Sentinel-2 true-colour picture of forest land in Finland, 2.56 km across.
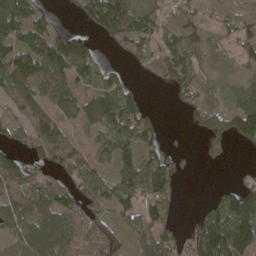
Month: April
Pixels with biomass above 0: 70%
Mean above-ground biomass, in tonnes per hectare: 68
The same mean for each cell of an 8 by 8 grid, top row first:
119 37 45 161 77 76 22 71
91 103 98 21 53 81 53 55
104 82 65 55 18 55 26 25
58 72 80 129 48 8 80 78
42 101 36 77 86 9 53 24
111 66 86 66 106 54 0 15
92 83 69 64 78 26 48 119
65 112 75 67 67 55 152 126
